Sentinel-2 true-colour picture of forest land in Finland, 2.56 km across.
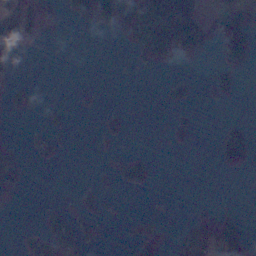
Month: November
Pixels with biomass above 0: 23%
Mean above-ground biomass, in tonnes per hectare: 29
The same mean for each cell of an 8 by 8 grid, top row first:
89 39 62 92 84 128 38 74
19 0 0 0 68 82 31 87
14 0 0 2 1 34 19 26
21 16 9 21 1 20 1 0
18 28 0 9 0 18 0 85
65 0 1 23 49 0 0 4
3 25 33 4 1 2 14 9
13 81 65 2 64 21 69 51
